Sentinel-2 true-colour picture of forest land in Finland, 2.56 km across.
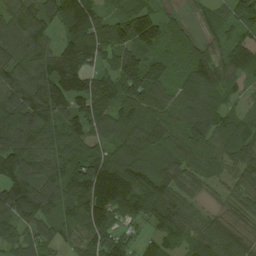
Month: August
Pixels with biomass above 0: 94%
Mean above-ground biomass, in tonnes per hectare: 105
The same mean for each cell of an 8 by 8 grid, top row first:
95 99 163 70 121 26 63 95
114 97 136 94 111 72 63 130
114 149 138 119 171 72 109 72
127 134 128 122 113 92 94 47
136 107 105 88 136 117 97 111
152 132 126 152 129 108 81 91
147 102 115 135 115 106 40 64
89 72 89 105 52 67 114 87
